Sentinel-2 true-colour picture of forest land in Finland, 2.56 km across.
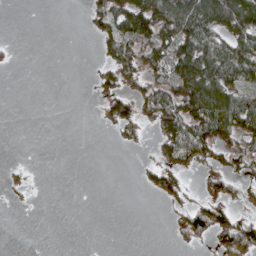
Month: April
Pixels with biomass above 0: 38%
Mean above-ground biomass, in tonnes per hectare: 39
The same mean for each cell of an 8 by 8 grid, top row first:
0 0 3 95 121 113 118 118
3 0 0 59 79 103 74 90
0 0 0 45 67 108 121 64
0 0 0 61 45 111 135 135
0 0 0 5 10 106 91 53
7 0 0 0 21 62 27 37
2 0 0 0 0 18 63 21
0 0 0 0 0 10 30 99
